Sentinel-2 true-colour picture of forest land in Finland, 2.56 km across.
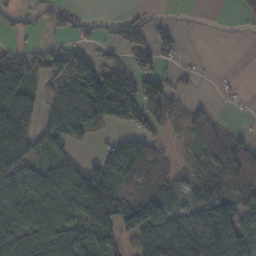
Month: November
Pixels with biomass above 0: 64%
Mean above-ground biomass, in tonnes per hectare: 61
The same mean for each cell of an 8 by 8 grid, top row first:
25 43 28 12 22 4 1 9
28 46 37 20 62 30 0 0
100 38 135 115 94 32 2 2
154 42 99 128 67 41 33 4
142 47 35 37 52 8 54 44
95 69 58 97 56 24 51 71
88 90 95 141 126 40 97 81
73 91 70 67 84 110 152 121
